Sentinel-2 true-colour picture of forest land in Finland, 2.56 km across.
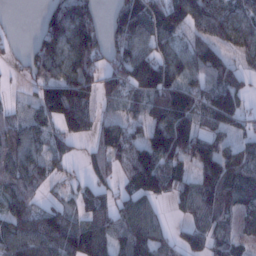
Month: January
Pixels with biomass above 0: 78%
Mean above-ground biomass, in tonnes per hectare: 90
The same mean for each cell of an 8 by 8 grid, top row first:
2 88 138 49 129 109 114 88
14 111 154 85 79 71 107 78
15 102 134 97 139 111 85 77
25 105 139 42 73 180 134 96
70 67 28 109 111 148 93 77
78 54 24 60 177 91 133 107
72 72 58 66 80 32 105 72
110 152 145 93 123 48 83 50
